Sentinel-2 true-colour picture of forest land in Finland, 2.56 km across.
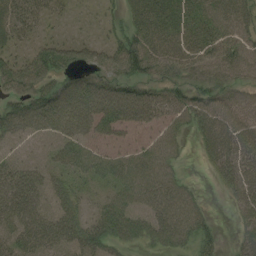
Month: August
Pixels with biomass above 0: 80%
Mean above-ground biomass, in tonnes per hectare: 48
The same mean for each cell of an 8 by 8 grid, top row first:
40 27 9 17 56 56 58 58
27 48 45 46 67 49 56 55
68 57 54 54 53 50 57 51
61 86 75 77 69 52 65 62
30 31 49 37 36 34 46 70
54 41 37 45 62 34 9 67
67 45 36 51 48 61 15 34
50 60 56 47 36 44 26 26
